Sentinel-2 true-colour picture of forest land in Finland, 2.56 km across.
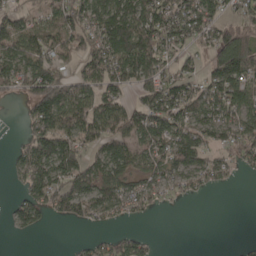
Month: April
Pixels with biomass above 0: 68%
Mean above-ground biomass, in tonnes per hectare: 88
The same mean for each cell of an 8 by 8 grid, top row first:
76 79 126 155 133 112 106 69
119 112 107 164 157 82 66 192
90 167 94 114 112 101 99 144
4 181 144 118 124 121 89 99
28 152 102 115 91 128 93 97
42 141 143 129 70 67 84 21
48 81 100 82 43 4 0 0
5 0 14 59 46 0 0 6
